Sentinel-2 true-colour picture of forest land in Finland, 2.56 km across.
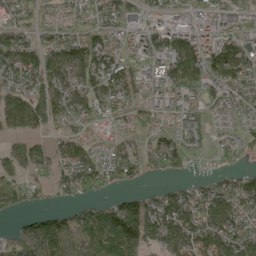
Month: May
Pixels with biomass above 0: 75%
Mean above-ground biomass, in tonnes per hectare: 75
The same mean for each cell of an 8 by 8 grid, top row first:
60 26 34 65 63 68 71 45
111 69 103 75 76 120 97 72
102 114 102 118 79 127 97 90
126 105 79 62 61 70 39 57
37 39 61 47 47 67 18 38
54 44 101 68 47 29 24 64
48 31 46 82 100 129 95 94
78 121 64 133 108 111 102 103
